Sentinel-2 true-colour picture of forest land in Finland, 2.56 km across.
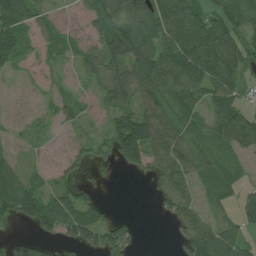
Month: July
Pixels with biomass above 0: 69%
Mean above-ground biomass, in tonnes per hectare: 62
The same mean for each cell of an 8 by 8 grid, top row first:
106 39 28 105 88 90 67 58
103 31 41 127 94 104 116 76
11 20 30 84 86 105 98 49
10 20 37 72 106 93 64 71
24 17 29 82 140 87 83 80
73 35 40 12 23 85 25 30
113 104 98 13 0 70 26 47
43 43 77 91 4 18 99 54
